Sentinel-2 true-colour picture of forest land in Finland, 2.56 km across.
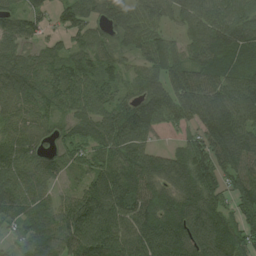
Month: August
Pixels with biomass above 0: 92%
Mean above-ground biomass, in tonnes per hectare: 105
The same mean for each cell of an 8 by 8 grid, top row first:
75 71 101 86 97 80 122 116
83 58 70 73 93 73 127 115
119 87 113 71 87 105 108 108
82 75 94 107 128 140 128 136
88 51 88 118 93 89 148 153
102 82 55 117 130 108 130 131
97 89 148 141 130 138 130 81
53 111 136 135 138 148 140 100
